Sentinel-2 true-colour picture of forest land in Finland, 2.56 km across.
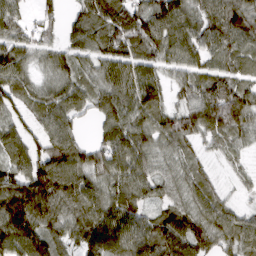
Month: March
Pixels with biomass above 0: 91%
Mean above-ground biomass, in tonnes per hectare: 79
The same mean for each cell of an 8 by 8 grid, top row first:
61 37 61 110 96 108 97 109
73 46 64 85 89 87 79 85
83 41 68 81 98 44 83 67
47 79 51 86 98 66 127 127
67 73 51 86 75 70 41 47
78 108 92 86 69 57 41 25
130 110 97 95 62 65 73 31
127 86 80 112 98 111 75 76
